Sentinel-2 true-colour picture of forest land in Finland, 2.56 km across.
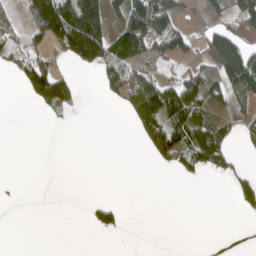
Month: April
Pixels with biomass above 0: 33%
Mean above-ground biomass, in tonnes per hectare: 45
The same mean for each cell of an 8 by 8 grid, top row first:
15 227 221 49 154 51 19 87
40 64 150 101 99 85 40 76
30 155 11 89 72 65 63 125
0 50 12 4 122 115 54 15
0 0 0 0 40 81 116 19
0 0 0 0 0 20 24 35
2 0 2 47 0 0 0 34
0 0 0 1 0 0 0 0
